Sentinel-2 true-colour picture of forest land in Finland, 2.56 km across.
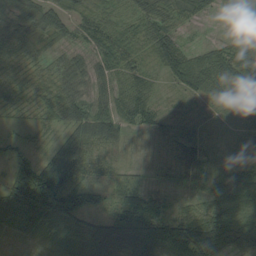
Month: August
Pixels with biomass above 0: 90%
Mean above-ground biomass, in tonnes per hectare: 53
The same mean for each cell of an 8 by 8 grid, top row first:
51 60 42 39 52 33 18 31
45 29 30 57 34 67 40 66
34 33 41 47 47 47 67 85
28 34 51 55 62 12 13 55
19 21 70 40 6 36 27 25
71 148 78 41 21 20 50 68
95 112 108 58 80 21 48 75
19 47 89 107 102 99 88 66
